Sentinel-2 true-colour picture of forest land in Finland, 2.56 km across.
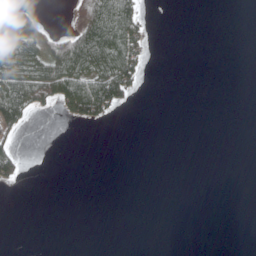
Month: May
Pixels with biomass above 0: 20%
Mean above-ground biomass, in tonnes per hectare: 25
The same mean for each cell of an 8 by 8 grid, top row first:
63 4 57 138 36 0 0 0
89 68 150 127 44 0 0 0
96 124 110 128 19 0 0 0
104 16 106 48 0 0 0 0
26 0 0 0 0 0 0 0
37 0 0 0 0 0 0 0
0 0 0 0 0 0 0 0
0 0 0 0 0 0 0 0
